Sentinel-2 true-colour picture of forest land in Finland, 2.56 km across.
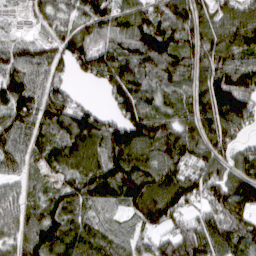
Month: March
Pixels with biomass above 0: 91%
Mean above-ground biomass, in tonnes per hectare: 116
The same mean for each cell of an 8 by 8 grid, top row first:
38 95 114 130 133 148 95 137
83 90 142 121 152 145 149 150
132 100 30 127 108 105 155 175
146 125 112 78 146 111 147 152
99 102 114 142 139 143 135 86
65 62 107 138 151 131 133 108
77 106 96 71 156 122 96 113
82 146 112 83 59 120 143 120
